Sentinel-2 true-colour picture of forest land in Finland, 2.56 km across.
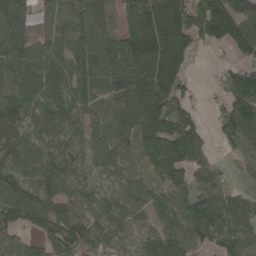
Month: May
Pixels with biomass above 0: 85%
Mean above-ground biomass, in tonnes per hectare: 87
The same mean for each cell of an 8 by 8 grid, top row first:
103 34 90 37 145 161 167 127
86 68 96 85 177 210 38 94
60 94 107 83 142 127 5 131
83 76 75 35 143 97 17 111
84 68 72 48 86 177 44 70
73 91 66 31 30 83 56 18
119 138 96 75 62 88 116 71
59 107 130 55 52 102 59 69
